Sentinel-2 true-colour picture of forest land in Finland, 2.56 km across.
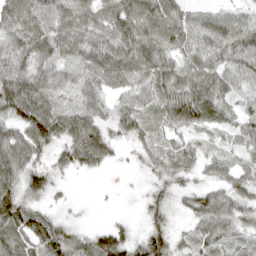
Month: April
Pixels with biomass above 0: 88%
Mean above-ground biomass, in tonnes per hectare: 57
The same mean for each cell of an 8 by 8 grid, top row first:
89 62 57 63 75 58 52 48
65 68 64 64 67 54 76 84
87 66 65 57 49 73 86 58
71 79 83 37 51 70 68 53
77 64 106 44 33 41 29 29
61 54 18 3 13 43 41 66
92 26 5 1 27 23 84 64
55 106 50 71 63 39 61 37
